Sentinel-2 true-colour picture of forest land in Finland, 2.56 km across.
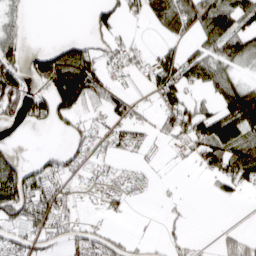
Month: April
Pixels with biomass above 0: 51%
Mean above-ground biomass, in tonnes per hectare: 55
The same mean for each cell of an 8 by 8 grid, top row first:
27 0 0 50 43 99 117 83
59 40 81 43 22 35 61 74
107 137 209 40 25 95 74 41
76 89 75 55 21 94 67 134
13 1 51 38 29 33 103 86
138 81 28 26 15 3 34 76
142 86 20 29 1 11 0 2
68 48 63 46 19 24 4 42
